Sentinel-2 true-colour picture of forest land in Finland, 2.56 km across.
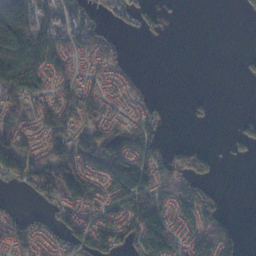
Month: November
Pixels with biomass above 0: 58%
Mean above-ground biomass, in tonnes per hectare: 49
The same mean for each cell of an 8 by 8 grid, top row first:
142 48 53 19 45 2 0 4
111 73 45 29 0 0 0 0
104 41 44 34 10 0 0 4
53 72 79 30 29 0 8 4
90 63 70 78 82 15 11 25
73 99 136 134 104 53 43 0
8 25 65 50 112 99 71 0
55 31 74 74 118 65 92 42
